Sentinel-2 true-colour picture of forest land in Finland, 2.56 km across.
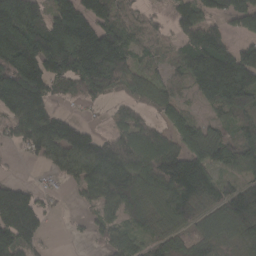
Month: March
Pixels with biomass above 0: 79%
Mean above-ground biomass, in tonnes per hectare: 104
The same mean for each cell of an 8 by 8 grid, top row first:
196 94 157 112 51 78 72 107
212 180 224 221 61 45 156 72
195 124 156 150 75 51 178 153
139 117 15 31 50 69 38 113
41 127 142 105 130 86 119 109
10 20 98 177 124 168 104 86
174 31 23 91 112 129 90 158
122 22 9 79 60 76 75 70
